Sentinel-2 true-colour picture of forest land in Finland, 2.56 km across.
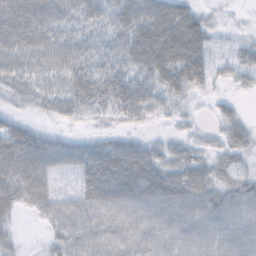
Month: October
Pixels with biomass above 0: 88%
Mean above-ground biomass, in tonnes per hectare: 41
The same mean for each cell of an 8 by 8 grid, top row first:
64 53 40 40 60 64 15 3
46 43 32 29 74 87 40 28
31 30 49 46 44 60 32 23
18 19 32 35 43 23 11 16
63 42 25 34 32 25 20 38
59 46 44 81 56 55 47 34
32 41 46 57 47 49 48 44
16 21 46 47 46 45 45 49
